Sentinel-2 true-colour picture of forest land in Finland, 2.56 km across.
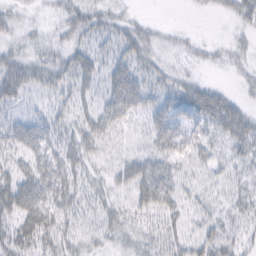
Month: February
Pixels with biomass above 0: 69%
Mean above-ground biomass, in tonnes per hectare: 29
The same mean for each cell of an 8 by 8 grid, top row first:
17 8 30 20 6 0 6 24
22 19 28 30 31 14 11 14
52 41 34 37 31 22 8 14
22 26 25 41 30 40 44 25
40 39 38 29 26 47 27 29
45 51 32 24 47 37 26 20
56 52 28 28 41 37 28 22
45 40 25 21 27 38 36 23
